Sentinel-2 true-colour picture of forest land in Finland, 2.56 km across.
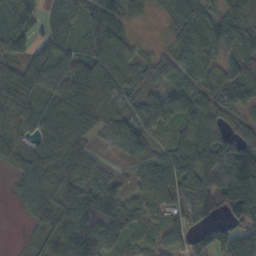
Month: October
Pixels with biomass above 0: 87%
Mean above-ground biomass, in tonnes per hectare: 65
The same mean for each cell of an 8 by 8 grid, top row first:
49 66 57 70 21 49 54 53
75 100 56 89 19 44 51 49
91 94 102 93 48 37 51 81
77 84 100 74 69 80 64 41
43 86 57 38 55 60 80 59
34 67 83 50 51 90 128 110
12 79 77 50 50 66 50 114
2 61 87 68 36 45 85 118
